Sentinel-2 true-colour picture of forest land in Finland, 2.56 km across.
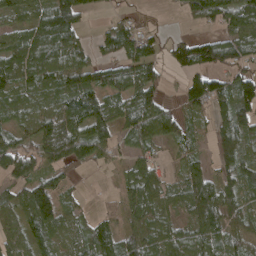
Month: April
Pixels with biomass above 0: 78%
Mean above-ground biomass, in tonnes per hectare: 68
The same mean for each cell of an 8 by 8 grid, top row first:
47 86 63 24 7 9 79 97
87 111 60 71 67 68 105 83
67 69 86 80 93 16 111 87
40 65 98 67 97 56 53 104
71 82 107 67 59 49 34 116
83 66 17 13 78 30 56 88
57 101 27 24 76 41 118 66
62 52 58 76 85 73 79 54
